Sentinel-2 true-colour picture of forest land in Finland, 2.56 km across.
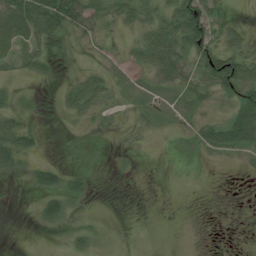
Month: July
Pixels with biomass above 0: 44%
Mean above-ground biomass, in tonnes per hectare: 23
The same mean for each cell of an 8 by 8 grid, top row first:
50 60 64 43 47 77 50 4
32 8 8 12 61 75 57 44
10 14 32 35 14 30 46 88
26 1 35 19 21 25 12 44
57 2 6 1 2 3 33 36
18 43 23 3 0 0 0 2
2 43 9 0 0 0 0 0
0 0 22 5 0 0 0 0
